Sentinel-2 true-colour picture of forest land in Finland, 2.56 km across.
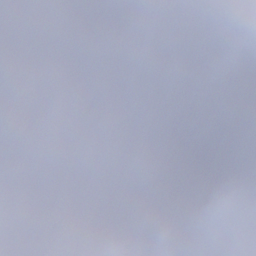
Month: January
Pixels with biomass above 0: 63%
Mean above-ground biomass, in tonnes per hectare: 62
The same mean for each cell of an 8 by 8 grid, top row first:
114 81 70 82 62 61 6 40
78 116 32 16 58 52 16 75
180 129 87 20 18 50 67 73
113 29 17 26 37 84 30 87
132 51 17 20 0 37 56 54
26 52 34 41 62 71 49 80
38 91 131 207 106 86 48 55
10 35 116 123 56 64 8 12
